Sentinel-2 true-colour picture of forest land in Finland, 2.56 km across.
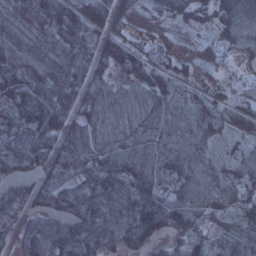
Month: January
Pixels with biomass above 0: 92%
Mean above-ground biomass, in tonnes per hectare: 55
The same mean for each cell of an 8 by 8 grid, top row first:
50 68 51 37 16 37 30 84
68 51 71 51 31 13 26 33
78 77 65 31 45 31 16 13
55 100 52 45 53 57 46 42
76 65 67 58 68 64 40 27
55 58 57 79 74 60 60 47
90 59 65 74 91 66 54 40
42 107 100 77 70 31 31 71
